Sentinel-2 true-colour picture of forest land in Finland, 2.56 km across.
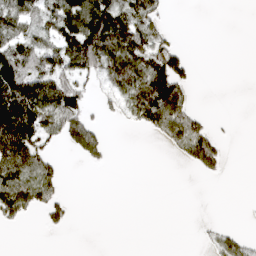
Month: April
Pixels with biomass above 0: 41%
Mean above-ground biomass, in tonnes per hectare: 50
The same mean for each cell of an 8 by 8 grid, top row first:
90 80 166 125 98 0 0 0
86 83 139 107 94 51 0 0
125 115 64 88 103 131 0 0
140 110 68 27 99 129 12 0
142 54 112 15 1 80 108 0
90 68 0 0 0 0 26 0
71 65 0 0 0 0 0 0
0 1 0 0 0 0 15 34
